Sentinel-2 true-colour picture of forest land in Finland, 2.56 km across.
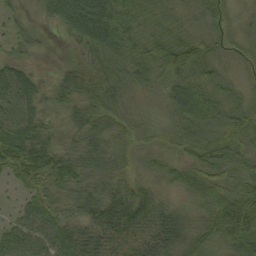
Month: September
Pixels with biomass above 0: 94%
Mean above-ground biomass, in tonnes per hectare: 47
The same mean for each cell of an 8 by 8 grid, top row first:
15 30 95 73 29 18 45 20
22 5 30 52 30 60 36 23
62 14 67 53 38 57 31 23
59 28 46 54 31 51 52 39
90 43 45 52 27 30 45 42
33 56 50 48 32 32 47 45
19 46 47 68 68 38 53 119
62 63 70 74 72 67 51 68
